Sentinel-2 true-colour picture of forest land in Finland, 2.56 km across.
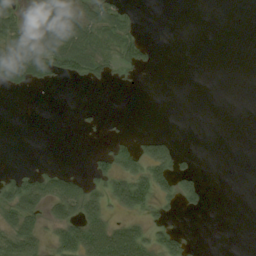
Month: August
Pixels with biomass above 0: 33%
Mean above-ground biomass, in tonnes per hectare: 21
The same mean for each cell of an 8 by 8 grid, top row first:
24 40 33 51 2 0 0 0
48 53 72 37 28 0 0 0
41 24 23 12 2 0 0 0
0 0 3 0 0 0 0 0
0 0 1 20 25 17 0 0
26 35 19 46 55 47 2 0
69 44 60 30 43 12 10 0
64 21 67 77 43 37 0 0
